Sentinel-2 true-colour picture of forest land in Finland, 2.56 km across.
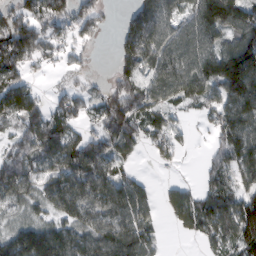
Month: February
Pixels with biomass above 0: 78%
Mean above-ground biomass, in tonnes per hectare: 91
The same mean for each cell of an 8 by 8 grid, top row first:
95 118 85 8 101 65 181 137
159 81 34 20 122 111 121 169
92 10 21 54 76 141 151 213
150 83 67 113 100 43 55 136
63 118 90 82 58 57 25 126
131 99 131 92 24 8 50 68
47 66 93 92 88 96 116 128
120 146 89 119 101 6 60 118
